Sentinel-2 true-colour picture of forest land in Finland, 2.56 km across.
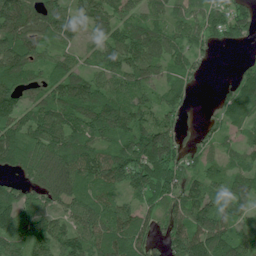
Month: July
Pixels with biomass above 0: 87%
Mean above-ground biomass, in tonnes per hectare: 86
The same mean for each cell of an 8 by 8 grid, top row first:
132 92 66 80 60 58 71 70
115 70 43 94 106 79 44 17
107 80 92 76 97 51 10 62
104 99 129 128 74 57 13 82
121 123 105 84 131 86 37 48
53 106 128 122 101 87 67 72
122 63 102 94 67 88 101 77
95 103 101 119 87 129 155 85
